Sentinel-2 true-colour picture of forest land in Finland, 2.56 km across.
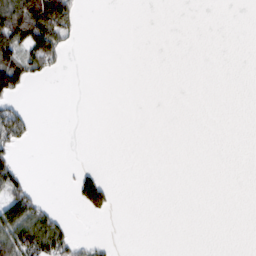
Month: February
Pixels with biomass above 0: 15%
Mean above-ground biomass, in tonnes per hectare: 22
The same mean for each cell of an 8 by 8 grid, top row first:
182 206 30 0 0 0 0 0
107 122 3 0 0 0 0 0
106 11 0 0 0 0 0 0
61 0 0 0 0 0 0 0
42 0 0 0 0 0 0 0
65 0 44 3 0 0 0 0
100 28 30 33 0 0 0 0
97 99 17 4 0 0 0 0
